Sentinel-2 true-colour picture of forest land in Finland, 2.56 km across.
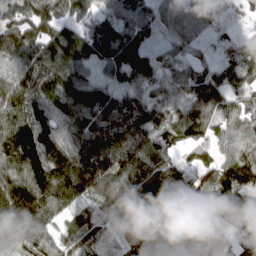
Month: March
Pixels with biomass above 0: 94%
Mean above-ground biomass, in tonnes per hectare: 98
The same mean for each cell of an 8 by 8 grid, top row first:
75 112 86 68 71 83 90 37
105 111 88 92 96 56 28 56
95 147 110 65 71 63 77 63
129 118 119 116 89 74 98 83
144 122 112 125 101 61 73 80
121 157 155 133 134 84 87 123
156 148 65 100 142 126 90 86
91 77 77 31 110 142 172 87
